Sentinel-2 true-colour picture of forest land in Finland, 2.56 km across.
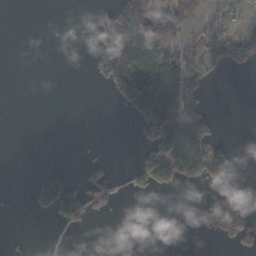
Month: November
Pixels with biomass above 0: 28%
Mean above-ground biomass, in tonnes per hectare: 41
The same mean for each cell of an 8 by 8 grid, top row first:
0 0 0 78 136 95 36 26
0 0 0 113 153 73 85 86
0 0 0 112 147 137 34 0
0 0 0 1 140 107 35 0
0 0 1 0 33 169 103 6
0 54 14 28 43 86 75 7
0 43 90 17 0 0 59 97
1 1 0 0 0 16 7 61
